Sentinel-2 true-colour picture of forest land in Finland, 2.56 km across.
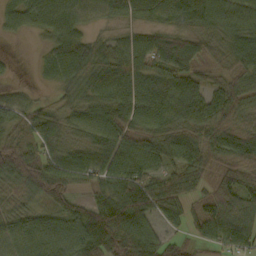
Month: October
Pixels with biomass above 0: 91%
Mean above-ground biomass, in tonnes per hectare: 75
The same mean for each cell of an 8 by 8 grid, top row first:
54 84 65 54 59 77 91 75
0 37 90 66 83 105 51 101
8 22 85 106 92 93 48 82
73 51 63 97 108 92 82 77
66 69 62 96 87 93 92 98
107 109 70 86 84 64 56 67
57 74 69 80 67 65 82 83
93 103 110 99 100 41 53 74
